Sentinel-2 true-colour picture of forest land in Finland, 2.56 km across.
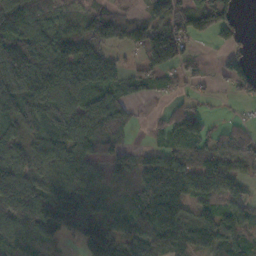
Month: October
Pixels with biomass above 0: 78%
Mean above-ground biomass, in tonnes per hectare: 90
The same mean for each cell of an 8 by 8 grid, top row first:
113 75 66 74 53 104 151 41
152 137 84 49 100 121 9 31
141 153 113 44 68 46 19 101
129 96 106 116 8 67 31 8
86 119 127 92 20 67 80 68
140 111 144 52 112 149 112 46
138 146 167 53 127 122 43 37
90 53 101 140 94 97 131 88
